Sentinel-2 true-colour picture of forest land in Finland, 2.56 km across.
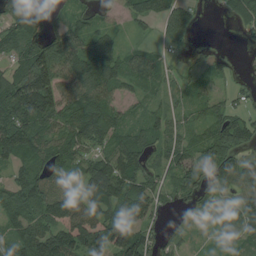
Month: August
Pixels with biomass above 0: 81%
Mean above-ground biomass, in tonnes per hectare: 68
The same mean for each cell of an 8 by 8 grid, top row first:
90 74 45 22 53 60 3 46
68 94 84 67 31 16 10 4
100 144 114 93 64 25 42 18
120 118 102 64 35 33 49 38
105 68 64 71 75 63 86 82
44 65 67 134 74 62 59 94
67 80 120 100 104 23 35 64
66 120 128 149 75 32 16 51
